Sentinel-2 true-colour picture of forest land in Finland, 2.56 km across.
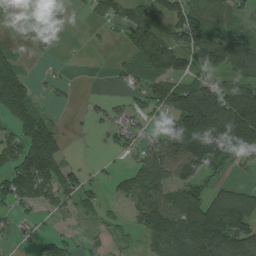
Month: July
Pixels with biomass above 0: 60%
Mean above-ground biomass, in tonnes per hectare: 82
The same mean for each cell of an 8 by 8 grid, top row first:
11 7 7 63 70 105 100 48
21 1 2 9 116 93 124 109
157 19 2 11 64 78 75 89
148 31 6 42 50 173 241 238
103 146 1 36 50 169 184 166
131 151 49 25 118 103 85 6
56 45 67 13 123 150 135 140
18 40 28 27 58 170 195 149
